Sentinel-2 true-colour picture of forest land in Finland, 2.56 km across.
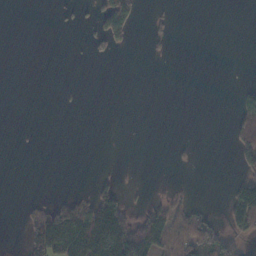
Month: November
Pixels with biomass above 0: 19%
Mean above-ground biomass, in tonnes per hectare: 25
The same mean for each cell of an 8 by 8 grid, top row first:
0 0 8 137 13 5 0 0
0 0 3 29 5 2 0 0
0 0 1 0 0 0 0 4
0 0 2 0 0 0 0 57
1 0 0 0 0 5 0 68
0 0 0 11 0 0 0 49
1 50 79 100 23 39 12 110
0 131 134 162 114 95 100 43
